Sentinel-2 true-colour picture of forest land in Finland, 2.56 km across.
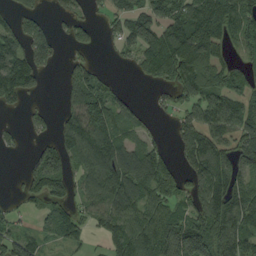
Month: September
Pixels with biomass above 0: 67%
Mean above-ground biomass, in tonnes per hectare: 74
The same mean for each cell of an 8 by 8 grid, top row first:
53 22 36 46 87 85 125 70
93 85 32 13 114 154 134 44
135 11 89 26 32 87 96 44
13 20 124 103 21 43 88 91
18 40 115 128 51 40 101 71
6 132 60 125 110 73 107 79
20 48 44 104 92 71 110 119
73 40 35 61 112 109 131 99
